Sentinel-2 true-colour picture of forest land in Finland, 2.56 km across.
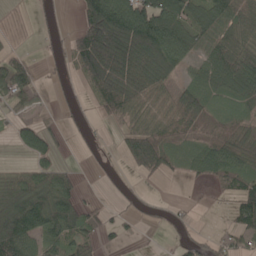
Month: May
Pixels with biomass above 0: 61%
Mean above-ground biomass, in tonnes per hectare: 59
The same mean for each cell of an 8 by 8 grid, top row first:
3 15 52 180 147 94 74 81
11 15 100 181 170 114 63 79
75 15 33 153 135 48 65 95
15 5 17 59 59 76 41 29
24 37 10 8 121 35 40 87
44 60 15 11 37 15 55 59
164 115 64 17 13 11 1 86
147 60 50 18 3 16 36 34
